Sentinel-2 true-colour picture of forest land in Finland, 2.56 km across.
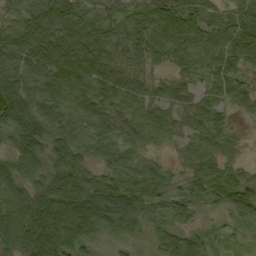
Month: September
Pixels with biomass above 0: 92%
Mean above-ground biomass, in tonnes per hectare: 56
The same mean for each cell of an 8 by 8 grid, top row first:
46 79 68 55 64 79 51 52
77 74 85 60 62 63 56 55
72 67 78 67 42 33 34 31
88 62 57 61 50 34 50 21
51 55 53 60 47 25 49 18
73 49 57 55 75 27 68 40
87 66 105 90 55 42 23 64
87 100 67 24 16 55 38 26
